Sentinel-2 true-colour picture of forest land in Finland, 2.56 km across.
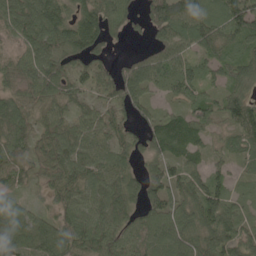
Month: May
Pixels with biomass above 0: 89%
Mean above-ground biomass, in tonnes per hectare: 78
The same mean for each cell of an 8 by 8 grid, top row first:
103 120 94 84 63 138 83 121
52 104 104 34 29 97 74 70
63 97 58 80 100 81 44 75
90 69 51 65 51 46 75 117
72 74 76 71 65 100 52 76
59 70 84 87 77 68 83 33
59 46 92 102 82 80 99 53
93 103 101 94 79 89 82 83
